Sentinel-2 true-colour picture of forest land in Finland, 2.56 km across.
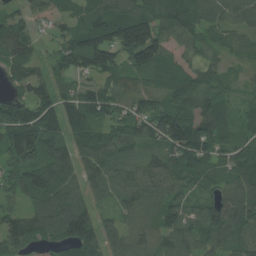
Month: July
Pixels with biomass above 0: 92%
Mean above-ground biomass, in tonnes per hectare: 96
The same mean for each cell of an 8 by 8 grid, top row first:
50 37 79 121 121 112 74 92
101 26 147 161 216 55 60 40
70 82 53 69 79 102 88 31
129 122 124 78 97 132 121 49
182 134 81 102 82 154 123 77
87 132 78 92 98 106 91 92
56 132 116 48 98 88 87 130
109 78 133 75 94 111 91 96
